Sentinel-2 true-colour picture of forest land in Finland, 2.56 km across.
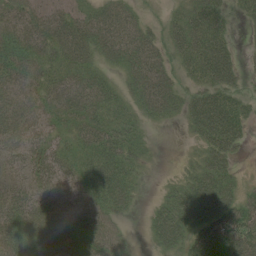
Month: June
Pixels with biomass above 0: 85%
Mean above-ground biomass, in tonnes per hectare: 48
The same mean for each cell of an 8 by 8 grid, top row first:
50 44 45 62 24 29 53 21
54 49 63 59 66 46 74 12
48 44 55 27 67 41 54 28
49 41 62 49 40 34 84 47
46 43 48 66 28 1 54 32
33 54 49 69 16 13 64 17
62 58 54 47 9 58 80 58
73 83 54 47 8 55 72 82
